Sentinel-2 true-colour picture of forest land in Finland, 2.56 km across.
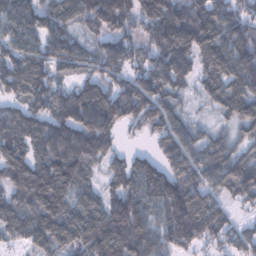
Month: January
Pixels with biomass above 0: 91%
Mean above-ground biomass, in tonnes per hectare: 113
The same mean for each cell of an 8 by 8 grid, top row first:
124 114 108 159 115 144 133 97
115 90 57 120 86 177 128 142
137 114 78 97 114 118 87 122
79 129 187 158 110 77 33 123
123 147 161 83 19 121 92 71
125 153 102 79 133 121 112 145
107 142 102 123 139 174 119 44
56 103 99 134 148 116 83 91
